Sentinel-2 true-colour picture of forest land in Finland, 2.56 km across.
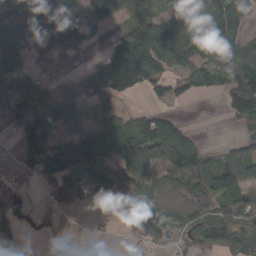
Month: March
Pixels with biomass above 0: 69%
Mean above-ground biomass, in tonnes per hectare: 85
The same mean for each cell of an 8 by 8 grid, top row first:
115 102 57 43 57 75 137 89
120 70 77 100 181 152 138 88
110 49 64 170 119 65 74 118
161 118 69 69 56 27 0 120
51 128 96 148 162 172 14 48
28 122 90 83 134 109 120 104
83 47 35 28 118 46 70 89
39 19 5 13 53 65 72 69
